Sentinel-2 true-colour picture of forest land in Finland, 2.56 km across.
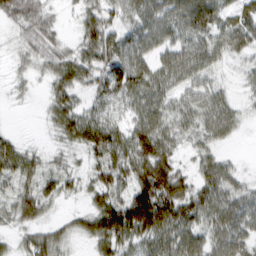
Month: March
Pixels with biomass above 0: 81%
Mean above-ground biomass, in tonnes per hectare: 49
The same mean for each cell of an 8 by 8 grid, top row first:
51 26 27 40 49 57 68 49
16 36 37 67 53 51 49 40
13 28 50 76 71 55 36 13
1 22 51 24 65 44 59 25
30 8 48 89 89 37 34 6
62 40 26 71 98 80 55 22
52 34 13 88 177 101 74 63
20 52 20 77 64 71 47 60
